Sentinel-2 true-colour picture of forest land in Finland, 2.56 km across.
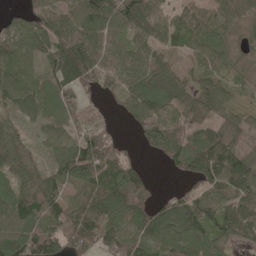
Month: May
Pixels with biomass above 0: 86%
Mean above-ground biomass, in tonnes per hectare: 82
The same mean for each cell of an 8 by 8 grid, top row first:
42 77 103 107 118 58 73 49
79 97 121 83 77 36 84 30
78 71 98 70 98 66 61 27
65 67 57 19 101 87 68 46
67 45 84 58 58 93 111 66
79 71 120 109 44 30 137 145
125 106 94 112 75 98 93 106
104 134 104 103 91 115 90 56
